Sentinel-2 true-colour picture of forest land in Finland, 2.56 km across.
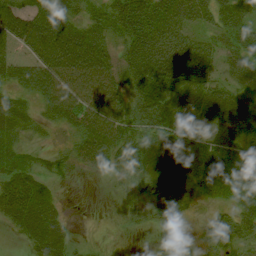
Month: August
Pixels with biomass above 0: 83%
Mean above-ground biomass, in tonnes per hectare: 49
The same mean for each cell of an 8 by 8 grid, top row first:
75 61 38 59 80 60 33 53
43 97 97 38 82 64 33 35
43 75 81 65 76 64 50 30
42 29 70 75 74 69 75 58
40 10 50 63 61 71 69 63
69 28 10 21 46 40 72 66
84 57 0 4 43 34 14 48
11 68 7 2 5 26 21 28
